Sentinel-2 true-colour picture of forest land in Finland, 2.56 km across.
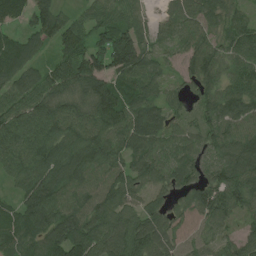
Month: June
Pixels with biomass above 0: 95%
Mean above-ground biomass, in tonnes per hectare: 94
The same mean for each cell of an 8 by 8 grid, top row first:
79 104 48 85 41 58 77 57
115 48 117 205 104 57 104 104
92 105 123 104 93 35 87 105
105 103 81 126 109 48 75 108
106 114 113 104 101 72 75 112
80 123 108 93 85 91 83 123
78 140 94 93 73 60 147 88
93 110 135 109 118 67 64 73
